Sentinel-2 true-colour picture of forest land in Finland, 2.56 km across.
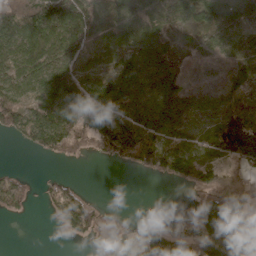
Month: April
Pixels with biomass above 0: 68%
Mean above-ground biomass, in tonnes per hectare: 72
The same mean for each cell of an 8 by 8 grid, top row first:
177 179 166 112 100 50 94 101
111 124 66 72 85 23 31 43
86 105 89 75 74 42 6 46
115 128 87 81 90 80 53 62
16 94 66 101 132 78 70 123
37 17 5 0 16 92 93 100
54 29 118 9 13 17 126 126
0 0 24 36 49 42 70 113
